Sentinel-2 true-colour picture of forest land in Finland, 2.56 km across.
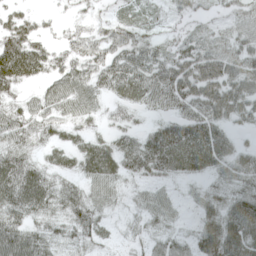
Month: April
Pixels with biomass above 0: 85%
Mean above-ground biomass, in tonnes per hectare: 46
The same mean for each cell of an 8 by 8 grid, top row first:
34 10 20 19 19 21 19 35
72 33 42 50 49 28 47 47
54 36 52 63 64 81 79 79
36 42 44 23 30 52 72 58
41 32 34 42 59 87 85 26
74 42 39 51 41 37 31 53
65 47 57 25 33 22 41 69
80 46 43 18 29 38 66 79
